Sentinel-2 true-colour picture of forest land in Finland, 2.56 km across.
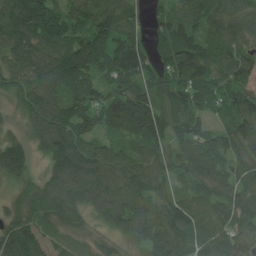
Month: June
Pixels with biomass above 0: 95%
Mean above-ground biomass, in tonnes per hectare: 125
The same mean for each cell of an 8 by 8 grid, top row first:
184 163 108 130 63 103 129 124
164 153 133 119 98 161 119 119
105 148 150 97 96 125 130 106
57 170 138 145 171 136 77 133
97 142 155 84 138 102 123 129
102 97 183 145 145 97 131 110
101 134 119 152 126 138 125 145
155 78 84 74 112 153 123 126
